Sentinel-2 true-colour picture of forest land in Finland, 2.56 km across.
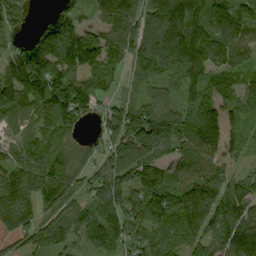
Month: September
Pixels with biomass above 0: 87%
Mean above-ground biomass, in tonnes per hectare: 108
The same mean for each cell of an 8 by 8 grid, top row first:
86 54 62 109 108 164 143 86
63 155 179 119 120 172 105 88
168 217 112 74 71 65 90 68
104 126 144 86 138 97 70 70
54 95 47 105 169 106 51 45
56 148 85 116 130 85 133 75
123 78 70 120 180 161 142 172
64 99 73 110 99 84 106 204
